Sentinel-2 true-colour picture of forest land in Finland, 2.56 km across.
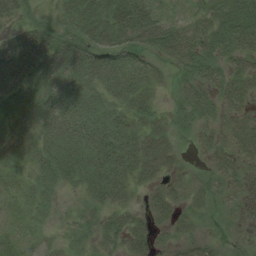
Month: August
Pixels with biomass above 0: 83%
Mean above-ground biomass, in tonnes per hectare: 31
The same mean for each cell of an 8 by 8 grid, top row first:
25 10 44 52 58 19 30 38
44 42 43 41 30 52 37 36
46 34 34 39 33 15 28 39
28 30 35 28 34 19 26 35
27 37 42 50 51 20 20 40
22 31 39 61 39 24 26 22
20 18 14 34 21 31 17 10
31 19 17 30 32 18 13 4
